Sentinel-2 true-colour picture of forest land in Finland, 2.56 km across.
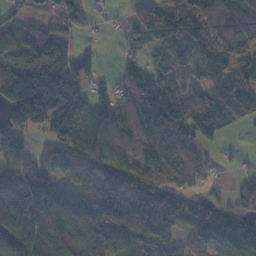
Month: November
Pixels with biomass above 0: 80%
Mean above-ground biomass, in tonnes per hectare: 83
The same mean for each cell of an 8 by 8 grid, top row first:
43 26 52 15 77 109 94 95
100 117 33 3 52 83 88 80
165 175 69 25 91 59 63 98
138 154 82 80 89 147 145 68
67 43 82 104 99 98 42 3
80 81 74 64 75 56 17 24
176 140 139 133 88 69 74 54
127 100 98 104 70 50 84 98
